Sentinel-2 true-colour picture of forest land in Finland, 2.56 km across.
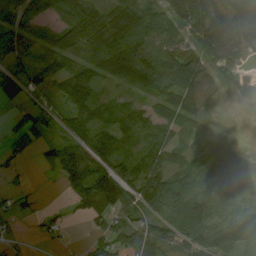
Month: August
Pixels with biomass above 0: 80%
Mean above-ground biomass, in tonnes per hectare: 66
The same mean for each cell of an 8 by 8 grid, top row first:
87 65 91 53 64 75 88 59
104 72 88 85 80 95 88 56
100 76 122 58 80 103 49 22
29 71 77 56 46 61 27 9
43 54 99 89 59 57 65 26
17 10 110 158 102 58 78 87
24 7 42 97 72 69 70 55
20 10 9 80 102 70 70 90
